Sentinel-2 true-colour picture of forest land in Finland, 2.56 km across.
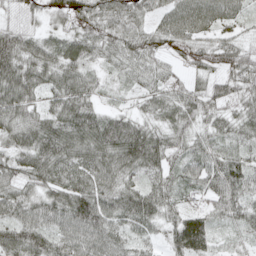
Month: May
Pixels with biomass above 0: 95%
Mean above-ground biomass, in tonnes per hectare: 61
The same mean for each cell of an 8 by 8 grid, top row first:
37 34 67 61 39 65 66 39
81 46 60 51 61 41 50 46
89 52 64 22 44 38 44 61
68 49 86 34 32 65 48 46
57 88 81 97 101 52 47 49
65 69 75 75 58 49 68 73
69 73 114 80 83 51 52 56
83 74 80 75 37 77 72 23
